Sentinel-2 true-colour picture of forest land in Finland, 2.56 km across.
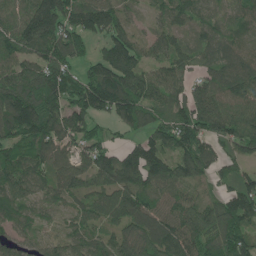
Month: June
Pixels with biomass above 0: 91%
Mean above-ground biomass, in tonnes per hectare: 107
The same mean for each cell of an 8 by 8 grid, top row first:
75 176 129 112 29 86 60 71
114 144 84 121 80 87 76 71
147 157 106 172 133 97 83 124
162 150 133 111 118 108 165 120
103 122 91 59 103 148 95 116
116 93 100 128 140 125 70 75
80 54 67 113 117 116 96 150
66 68 77 84 120 125 111 125
